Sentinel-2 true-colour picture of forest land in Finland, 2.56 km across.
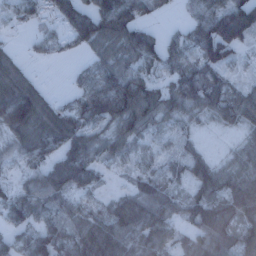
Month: January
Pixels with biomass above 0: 83%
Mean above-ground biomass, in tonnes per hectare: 83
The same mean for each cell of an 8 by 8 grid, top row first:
34 48 116 153 66 13 111 192
15 42 44 91 114 62 133 62
104 10 44 125 91 79 99 36
184 104 92 126 115 62 68 93
72 124 103 74 43 31 12 39
31 104 121 21 60 46 94 75
86 66 60 72 114 69 107 116
56 114 119 145 99 61 133 97
